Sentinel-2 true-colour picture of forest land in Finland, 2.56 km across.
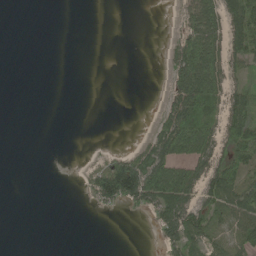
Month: June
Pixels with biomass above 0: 37%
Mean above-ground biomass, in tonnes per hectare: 36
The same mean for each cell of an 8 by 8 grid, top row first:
0 0 0 0 0 11 103 110
0 0 0 0 0 47 109 90
0 0 0 0 0 57 117 26
0 0 0 0 0 78 58 77
0 0 0 1 34 114 81 110
0 0 10 153 147 109 83 74
0 0 1 32 47 107 59 74
0 0 0 0 0 68 44 50
